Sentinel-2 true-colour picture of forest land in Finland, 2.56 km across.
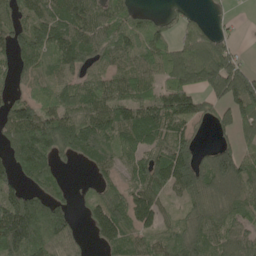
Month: May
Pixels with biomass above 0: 78%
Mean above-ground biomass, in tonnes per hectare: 94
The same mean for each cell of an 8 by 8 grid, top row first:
90 102 122 86 40 42 25 4
104 111 122 94 95 76 106 23
53 72 81 96 81 103 119 148
100 108 100 125 137 137 50 111
115 164 125 98 108 104 25 71
82 92 6 51 121 167 118 134
175 131 24 131 130 35 96 77
178 123 32 88 68 80 94 90
